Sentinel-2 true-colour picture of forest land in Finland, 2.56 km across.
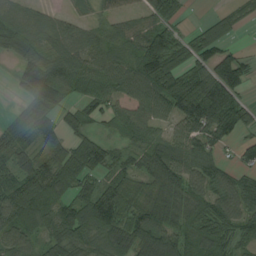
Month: August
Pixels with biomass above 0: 82%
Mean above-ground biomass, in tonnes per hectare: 76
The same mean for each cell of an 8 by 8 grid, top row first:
67 48 35 40 47 50 17 34
63 56 78 59 116 90 77 23
40 94 67 81 117 95 136 97
18 51 49 58 74 95 153 92
55 55 56 38 68 82 82 50
82 95 72 49 63 116 100 62
140 90 89 116 79 110 88 97
79 67 86 90 125 103 93 54
